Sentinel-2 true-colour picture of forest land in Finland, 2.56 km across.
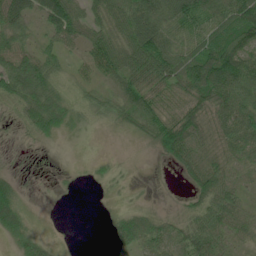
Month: June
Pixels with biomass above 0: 81%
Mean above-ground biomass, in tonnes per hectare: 57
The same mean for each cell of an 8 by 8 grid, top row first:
80 72 62 71 92 92 91 113
76 38 41 84 109 82 102 107
95 68 28 46 77 93 141 110
36 85 39 52 84 68 84 98
10 12 7 1 16 116 69 84
26 3 4 18 2 13 96 54
68 2 0 9 21 8 73 60
41 19 1 30 71 58 91 43
